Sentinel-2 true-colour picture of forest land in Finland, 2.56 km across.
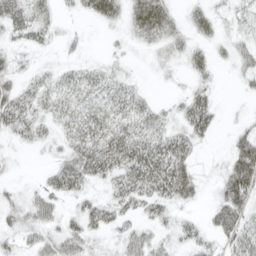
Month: April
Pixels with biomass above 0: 69%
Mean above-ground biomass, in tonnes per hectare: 27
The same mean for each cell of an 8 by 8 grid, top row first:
41 22 14 29 57 18 25 21
19 13 9 7 13 22 16 26
27 21 27 26 5 8 16 16
48 25 31 33 28 19 34 4
14 16 38 42 43 38 7 41
5 16 41 32 50 52 7 83
27 32 20 33 25 21 17 57
22 32 37 14 32 20 18 49
